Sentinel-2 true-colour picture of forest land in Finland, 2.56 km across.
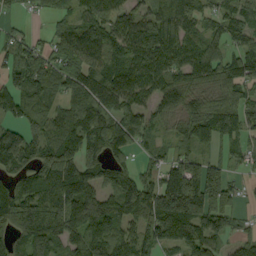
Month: September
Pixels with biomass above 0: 84%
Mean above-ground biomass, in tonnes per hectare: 104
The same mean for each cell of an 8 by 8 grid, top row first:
19 34 79 94 94 177 65 79
66 56 136 109 135 136 89 68
90 112 114 116 122 79 85 100
82 122 121 94 81 76 109 86
123 107 125 126 51 49 59 57
82 153 150 92 68 155 153 28
174 183 141 118 152 222 173 46
82 164 104 120 91 118 106 52
